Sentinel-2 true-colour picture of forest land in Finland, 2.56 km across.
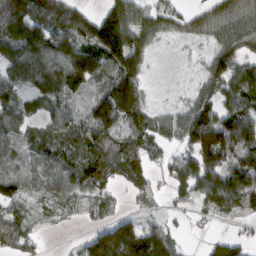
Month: March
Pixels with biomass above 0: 80%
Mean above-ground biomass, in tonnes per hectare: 92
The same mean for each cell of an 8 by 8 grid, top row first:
185 120 102 155 94 59 50 76
135 141 140 204 83 12 38 75
93 159 161 126 46 5 64 121
77 70 65 166 79 47 90 117
85 90 105 119 87 56 208 179
95 62 119 100 86 91 151 158
46 28 44 42 25 25 66 99
81 7 28 199 154 45 33 50
